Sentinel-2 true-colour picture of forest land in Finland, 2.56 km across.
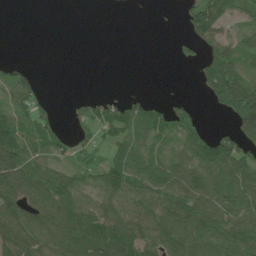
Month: June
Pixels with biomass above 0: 62%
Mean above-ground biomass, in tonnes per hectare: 55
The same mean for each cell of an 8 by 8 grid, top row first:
0 0 0 0 0 7 109 38
0 0 0 0 0 15 61 50
56 1 0 0 0 0 73 92
59 25 24 52 59 50 10 139
107 55 22 47 57 46 81 93
134 78 46 82 76 72 85 90
83 91 85 69 65 84 81 84
108 87 123 108 77 93 89 109
